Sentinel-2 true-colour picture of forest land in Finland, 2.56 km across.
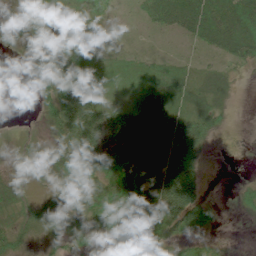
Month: June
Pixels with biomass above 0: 80%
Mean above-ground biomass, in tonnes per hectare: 38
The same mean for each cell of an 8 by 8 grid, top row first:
15 38 30 27 26 68 73 63
17 48 46 13 7 6 29 49
0 64 96 15 14 25 25 9
0 34 148 61 50 33 30 0
9 19 96 109 93 83 17 0
12 19 46 46 53 102 8 2
14 30 41 47 52 102 39 12
33 17 22 24 50 31 13 0
